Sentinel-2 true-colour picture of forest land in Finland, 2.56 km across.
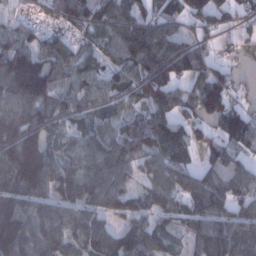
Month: January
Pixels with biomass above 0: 84%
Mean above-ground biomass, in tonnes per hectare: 91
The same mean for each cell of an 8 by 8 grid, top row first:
34 45 104 114 68 61 86 52
105 75 53 76 145 105 44 20
190 159 84 68 130 106 117 26
130 100 72 56 67 87 110 65
141 96 59 99 116 94 56 62
145 144 106 118 55 101 87 89
110 82 91 69 51 58 118 77
160 114 78 93 91 39 136 139
